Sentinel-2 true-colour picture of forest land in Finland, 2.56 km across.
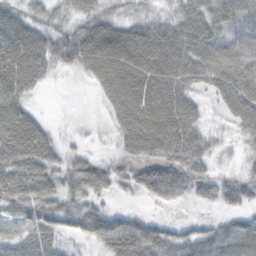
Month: October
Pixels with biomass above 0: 84%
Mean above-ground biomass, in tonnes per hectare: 55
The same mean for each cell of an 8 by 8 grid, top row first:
47 34 36 38 34 40 55 64
87 63 83 97 96 90 67 68
83 25 13 85 90 81 58 78
74 5 1 40 92 82 15 71
102 56 11 16 77 75 38 21
71 61 71 42 58 56 33 25
52 58 53 23 10 19 18 39
54 60 26 92 87 57 61 88
